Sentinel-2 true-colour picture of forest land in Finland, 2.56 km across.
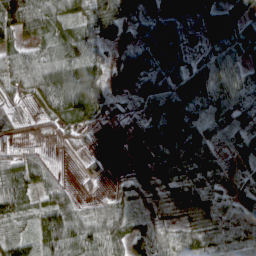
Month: April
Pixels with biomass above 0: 86%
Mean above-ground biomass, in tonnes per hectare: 63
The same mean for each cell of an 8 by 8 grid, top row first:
121 82 55 119 71 19 38 64
54 55 85 29 65 57 40 60
58 108 112 30 70 71 102 68
40 52 91 37 38 122 57 73
18 12 20 2 41 114 74 36
97 47 21 11 31 70 60 26
72 90 43 45 48 80 83 68
81 117 106 91 74 51 65 71
